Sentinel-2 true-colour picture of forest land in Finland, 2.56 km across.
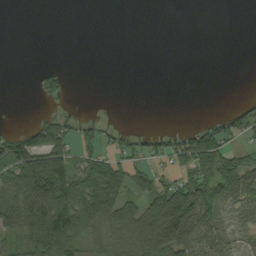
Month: September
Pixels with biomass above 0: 44%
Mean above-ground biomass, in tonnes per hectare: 45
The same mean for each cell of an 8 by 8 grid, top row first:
0 0 0 0 0 0 0 0
0 0 0 0 0 0 0 0
0 51 0 0 0 0 0 0
0 11 4 1 0 0 5 55
97 109 58 35 44 56 135 28
81 186 93 104 41 58 141 98
87 143 100 98 58 140 126 38
44 90 55 48 89 143 80 26
